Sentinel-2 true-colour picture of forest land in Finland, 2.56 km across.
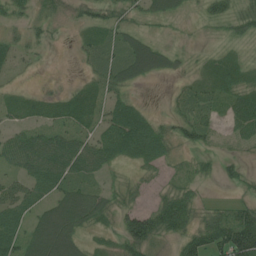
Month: July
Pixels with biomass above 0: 69%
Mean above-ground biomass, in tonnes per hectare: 39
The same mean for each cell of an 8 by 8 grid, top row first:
25 21 17 25 23 19 21 35
33 13 18 35 63 15 7 12
8 3 12 39 34 13 35 52
27 35 58 49 37 20 25 57
59 69 54 80 105 36 19 18
37 80 46 13 17 14 14 22
63 48 83 32 38 78 18 34
66 92 42 20 86 33 68 122
